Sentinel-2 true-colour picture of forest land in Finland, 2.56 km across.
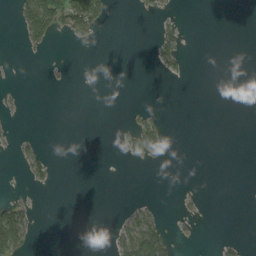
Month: September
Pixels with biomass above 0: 12%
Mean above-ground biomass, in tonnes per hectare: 8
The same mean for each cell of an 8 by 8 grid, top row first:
15 78 75 9 3 4 0 0
2 12 4 0 0 26 0 0
0 1 0 0 0 3 0 0
2 0 0 0 6 0 0 0
8 2 0 0 22 0 0 0
1 17 0 0 0 0 0 0
41 0 0 0 12 3 1 0
76 0 0 14 75 8 0 5
